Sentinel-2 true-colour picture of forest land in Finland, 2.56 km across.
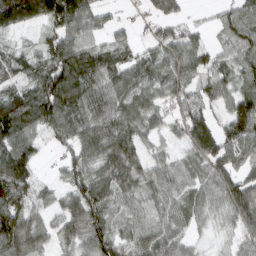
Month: March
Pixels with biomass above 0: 87%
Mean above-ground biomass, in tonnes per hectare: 75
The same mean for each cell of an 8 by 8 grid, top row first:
160 130 117 24 22 42 11 70
31 82 110 60 36 67 46 68
60 114 133 82 79 68 64 68
141 128 77 97 79 53 59 127
99 29 80 107 54 32 107 114
132 12 67 87 71 66 77 79
107 34 99 74 53 64 59 96
126 45 73 84 74 67 14 36
